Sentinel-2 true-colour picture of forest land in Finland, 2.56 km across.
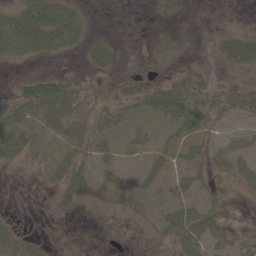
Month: May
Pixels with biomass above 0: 51%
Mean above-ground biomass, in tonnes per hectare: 22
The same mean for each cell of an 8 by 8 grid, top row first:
31 60 21 0 1 9 0 1
43 40 22 18 3 11 3 42
8 35 18 10 11 22 14 13
42 44 22 26 19 51 37 39
36 16 35 25 21 27 21 24
2 20 52 30 22 26 19 31
0 5 16 10 11 46 30 6
20 3 0 0 5 33 47 26
